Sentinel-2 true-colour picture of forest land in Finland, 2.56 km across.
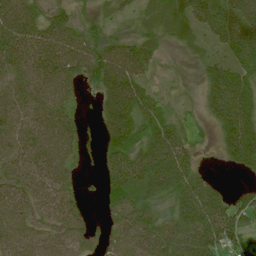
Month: July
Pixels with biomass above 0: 86%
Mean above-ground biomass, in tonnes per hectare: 64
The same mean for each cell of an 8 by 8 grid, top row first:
97 71 32 26 32 40 100 97
107 103 84 66 59 14 32 97
47 86 54 109 52 12 66 88
48 67 20 99 79 25 58 122
45 85 40 73 79 93 13 114
45 67 18 73 102 115 27 12
58 48 27 41 64 74 106 83
62 50 43 40 78 84 108 67
